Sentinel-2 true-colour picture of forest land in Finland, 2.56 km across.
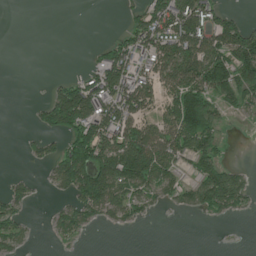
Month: June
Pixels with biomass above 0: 50%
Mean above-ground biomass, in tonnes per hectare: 64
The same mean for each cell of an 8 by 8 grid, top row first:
0 0 0 0 82 175 108 34
0 0 0 68 85 127 131 163
0 9 61 118 70 127 158 123
0 79 179 100 72 133 100 28
1 27 160 114 169 103 85 0
13 22 161 174 138 53 115 50
42 8 80 67 25 18 67 38
44 5 13 0 0 0 0 0
